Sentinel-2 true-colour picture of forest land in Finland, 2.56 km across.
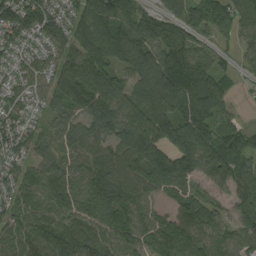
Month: August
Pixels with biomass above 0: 92%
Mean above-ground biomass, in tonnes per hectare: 115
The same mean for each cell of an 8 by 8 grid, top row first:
124 117 103 153 106 74 132 103
68 74 131 175 153 188 52 45
50 78 193 117 114 220 168 31
67 51 112 149 119 140 206 25
75 64 81 105 189 152 176 148
86 102 96 140 121 183 118 126
86 107 117 167 107 77 106 103
112 142 128 108 91 147 108 74
